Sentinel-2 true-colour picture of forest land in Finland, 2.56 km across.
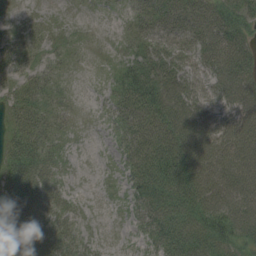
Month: August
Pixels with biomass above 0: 93%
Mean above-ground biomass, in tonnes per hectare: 44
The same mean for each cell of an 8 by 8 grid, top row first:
10 12 7 8 43 50 62 56
31 21 15 12 50 43 49 70
21 29 7 32 76 63 37 75
29 29 9 38 76 75 49 61
37 33 5 22 74 79 71 76
51 41 4 9 69 86 73 81
65 49 11 7 58 66 66 81
59 59 27 4 26 73 68 48
